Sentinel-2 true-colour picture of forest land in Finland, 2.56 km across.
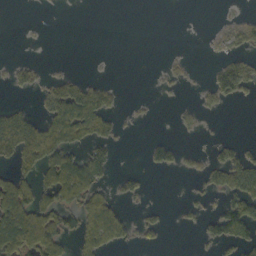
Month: October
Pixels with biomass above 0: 33%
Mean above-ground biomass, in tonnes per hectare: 30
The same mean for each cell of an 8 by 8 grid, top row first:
0 0 0 0 0 0 1 12
0 1 0 0 0 1 7 25
21 21 26 7 0 14 17 65
39 39 85 35 3 9 12 0
85 86 45 34 12 26 8 23
52 63 101 26 17 5 32 72
113 69 66 48 13 4 15 90
116 90 42 49 17 0 30 63
